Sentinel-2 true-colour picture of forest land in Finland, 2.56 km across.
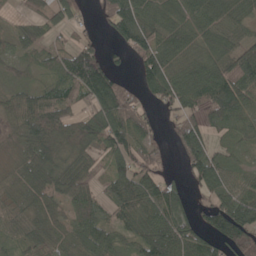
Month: May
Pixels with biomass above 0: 81%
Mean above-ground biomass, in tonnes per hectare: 68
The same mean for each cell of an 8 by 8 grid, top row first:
15 53 38 82 85 66 74 47
43 43 62 20 84 75 63 71
37 35 113 77 63 86 90 110
70 112 48 87 44 52 97 79
43 121 96 75 75 58 67 40
37 94 85 59 75 22 87 43
42 72 67 53 79 90 70 114
45 72 60 53 77 103 65 121
